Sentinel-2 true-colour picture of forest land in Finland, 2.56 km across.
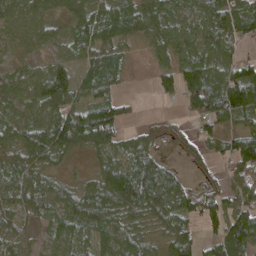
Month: April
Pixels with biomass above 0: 84%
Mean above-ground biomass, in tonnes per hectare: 68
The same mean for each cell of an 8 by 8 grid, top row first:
68 51 60 83 59 39 71 80
40 37 60 75 25 54 57 34
50 109 53 71 6 81 99 97
57 75 87 94 5 15 111 80
83 119 79 73 58 46 48 88
97 63 18 95 117 43 37 80
66 74 110 100 98 83 80 92
35 40 66 71 51 88 42 130
